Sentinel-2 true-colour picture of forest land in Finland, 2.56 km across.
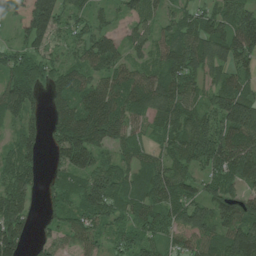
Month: July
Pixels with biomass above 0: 89%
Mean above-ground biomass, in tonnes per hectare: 86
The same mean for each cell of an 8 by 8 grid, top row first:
55 143 55 35 67 49 73 97
46 61 68 73 53 105 113 122
107 71 76 99 96 113 66 79
75 51 114 123 91 99 97 153
79 49 148 72 49 90 157 121
120 37 97 90 77 86 78 95
95 41 95 90 84 102 88 93
103 51 62 50 71 57 76 160
